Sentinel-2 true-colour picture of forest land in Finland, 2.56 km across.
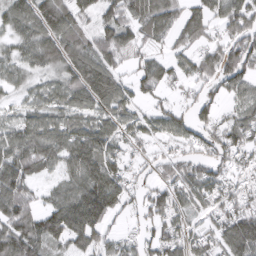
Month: March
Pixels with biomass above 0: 80%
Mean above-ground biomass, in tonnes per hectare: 79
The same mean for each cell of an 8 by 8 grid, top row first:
89 115 78 73 99 68 74 106
59 108 100 95 47 44 54 97
53 50 94 102 75 52 70 91
40 83 94 81 44 64 55 58
91 106 111 82 47 51 70 76
126 40 95 110 35 78 88 50
106 69 127 79 61 88 59 71
122 97 84 47 52 87 70 138
